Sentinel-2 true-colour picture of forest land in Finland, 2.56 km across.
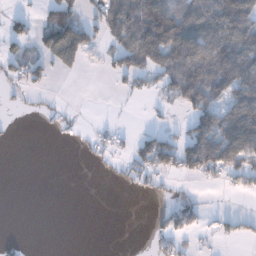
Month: December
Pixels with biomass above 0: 40%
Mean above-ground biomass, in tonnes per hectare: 46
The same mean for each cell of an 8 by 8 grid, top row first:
22 38 46 88 146 112 132 158
26 88 108 43 140 115 129 151
29 21 4 14 34 100 131 125
4 9 3 0 3 12 91 124
1 0 11 25 52 66 118 134
0 0 0 11 37 31 35 48
0 0 0 0 0 47 11 1
7 0 0 0 2 33 5 20
